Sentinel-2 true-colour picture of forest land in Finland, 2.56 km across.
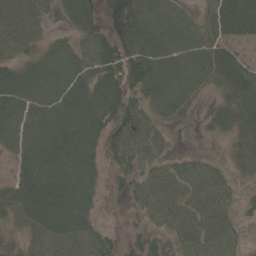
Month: May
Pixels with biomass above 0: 82%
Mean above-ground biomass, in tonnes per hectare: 51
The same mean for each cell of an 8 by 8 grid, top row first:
63 21 55 32 60 43 36 69
43 38 43 48 61 58 61 39
69 88 60 51 65 65 47 66
76 83 78 67 49 38 17 59
65 90 78 46 56 4 6 43
52 96 72 23 42 44 47 29
60 88 64 6 38 54 63 21
24 63 50 22 30 28 62 27
